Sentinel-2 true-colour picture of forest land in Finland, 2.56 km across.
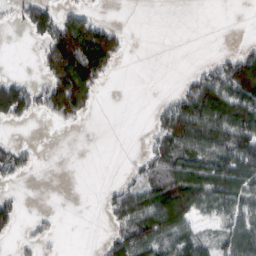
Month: March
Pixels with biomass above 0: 45%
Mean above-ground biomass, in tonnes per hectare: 56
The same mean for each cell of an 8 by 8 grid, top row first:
14 90 58 2 0 0 0 0
0 79 180 114 0 0 0 18
46 71 187 16 0 4 98 152
96 52 77 0 0 126 172 143
24 0 0 0 13 117 129 116
26 0 0 1 59 121 113 123
41 4 0 51 103 168 64 84
16 16 0 61 115 96 38 104
